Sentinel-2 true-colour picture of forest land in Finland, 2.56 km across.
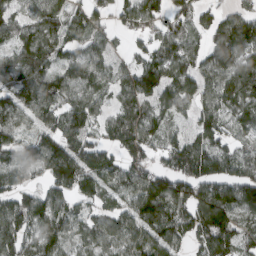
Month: March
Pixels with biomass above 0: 86%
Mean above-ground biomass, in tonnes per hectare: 101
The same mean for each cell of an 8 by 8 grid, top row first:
78 90 90 62 108 101 67 95
87 105 84 54 55 98 98 134
106 119 118 77 128 106 88 132
102 96 119 68 98 59 101 94
75 107 117 77 108 92 124 74
74 83 131 90 115 144 155 125
113 115 62 72 131 119 174 115
127 108 74 93 102 86 137 103
